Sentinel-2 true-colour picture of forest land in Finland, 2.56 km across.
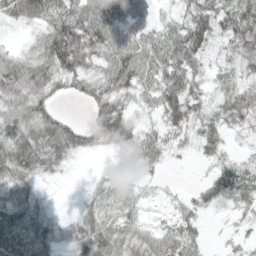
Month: April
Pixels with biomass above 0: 85%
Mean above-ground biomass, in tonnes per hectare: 46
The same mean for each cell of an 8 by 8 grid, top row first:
50 66 70 78 46 34 72 73
20 67 76 60 63 71 50 58
59 54 45 60 48 57 32 39
69 43 3 65 22 60 33 55
81 81 48 40 51 24 37 11
68 30 4 30 20 2 19 45
69 31 22 45 17 20 24 26
88 61 52 63 47 53 13 19
